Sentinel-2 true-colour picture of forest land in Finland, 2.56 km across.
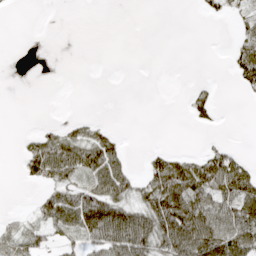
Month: April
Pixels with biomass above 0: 38%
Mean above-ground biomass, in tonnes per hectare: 32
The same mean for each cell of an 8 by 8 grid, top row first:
0 0 0 0 0 0 11 22
0 0 0 0 0 0 0 35
0 0 0 0 0 0 7 39
0 0 2 0 0 0 37 0
4 65 78 53 2 1 13 5
5 57 52 98 33 88 94 83
3 59 103 100 65 95 74 73
45 31 36 90 88 102 99 91
